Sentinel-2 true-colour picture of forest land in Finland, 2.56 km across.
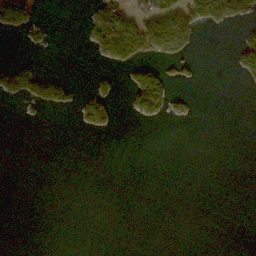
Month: November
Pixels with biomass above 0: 15%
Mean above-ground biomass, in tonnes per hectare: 18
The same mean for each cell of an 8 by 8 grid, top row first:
147 4 5 75 56 82 101 62
1 13 3 82 74 53 0 44
62 54 2 18 71 17 0 13
1 14 22 24 48 20 0 0
0 0 0 0 0 0 0 0
0 0 0 0 0 0 0 0
0 0 0 0 0 0 0 0
0 0 0 0 0 0 0 0
